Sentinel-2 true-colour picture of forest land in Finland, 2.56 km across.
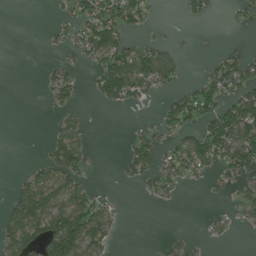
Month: June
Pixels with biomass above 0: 40%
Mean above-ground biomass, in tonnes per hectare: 44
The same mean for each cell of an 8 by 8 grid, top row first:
0 4 69 89 52 3 24 20
0 11 54 106 57 16 0 16
0 27 21 139 99 34 64 95
0 10 21 8 3 87 73 123
0 32 55 0 51 44 112 113
14 74 50 2 49 57 25 65
82 111 99 24 1 3 3 29
89 126 128 33 0 17 10 1
